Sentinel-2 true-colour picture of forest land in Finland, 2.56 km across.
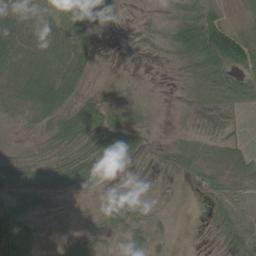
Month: June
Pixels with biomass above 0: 80%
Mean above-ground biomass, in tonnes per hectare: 37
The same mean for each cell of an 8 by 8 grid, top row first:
68 63 48 11 10 41 78 14
78 94 83 2 13 67 150 104
68 120 56 6 4 10 71 54
23 51 68 36 13 5 24 22
7 17 35 55 31 25 44 35
41 31 48 18 10 16 27 24
38 13 3 18 15 3 17 33
71 6 11 8 30 4 7 51
